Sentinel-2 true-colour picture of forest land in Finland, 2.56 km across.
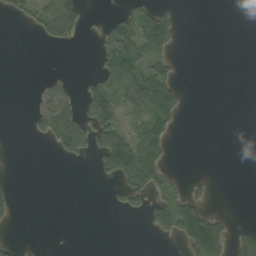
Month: September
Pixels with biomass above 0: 27%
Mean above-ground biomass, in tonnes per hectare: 26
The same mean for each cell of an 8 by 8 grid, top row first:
24 49 56 25 63 24 0 0
0 13 8 76 86 27 0 0
0 19 12 60 74 30 0 0
0 67 50 78 57 48 0 0
0 18 72 66 65 6 0 0
1 0 0 43 73 9 10 0
25 0 0 10 37 65 35 0
13 0 0 0 0 27 108 31
